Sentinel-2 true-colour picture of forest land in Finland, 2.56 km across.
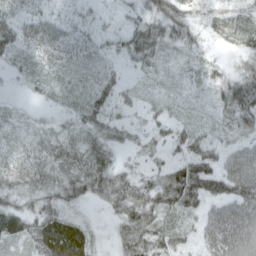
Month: April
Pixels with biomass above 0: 90%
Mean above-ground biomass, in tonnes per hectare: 46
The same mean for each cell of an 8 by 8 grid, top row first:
36 40 23 14 40 58 32 39
45 50 36 29 68 32 17 33
15 32 32 37 18 17 32 63
24 17 40 38 25 21 19 77
32 63 45 37 31 46 51 52
40 47 73 67 37 89 95 104
43 49 24 41 76 69 53 84
34 75 66 22 69 52 56 96
